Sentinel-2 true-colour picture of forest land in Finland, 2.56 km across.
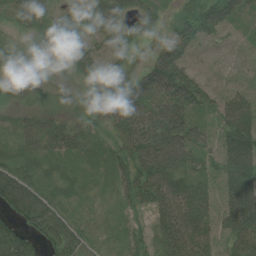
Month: August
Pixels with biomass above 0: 83%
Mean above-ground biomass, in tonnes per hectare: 37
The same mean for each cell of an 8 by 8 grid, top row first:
43 32 21 56 36 17 38 22
12 42 45 31 8 54 20 20
39 21 11 40 47 67 23 24
13 25 17 49 62 62 22 67
23 43 36 24 79 70 26 61
42 16 15 28 60 57 25 52
46 46 21 14 29 84 36 70
41 37 38 12 21 73 39 48
